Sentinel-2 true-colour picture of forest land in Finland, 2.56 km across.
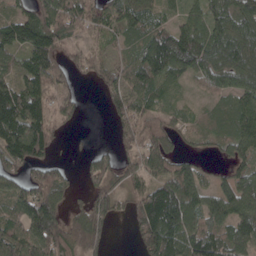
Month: April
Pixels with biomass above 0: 80%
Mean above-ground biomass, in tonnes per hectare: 78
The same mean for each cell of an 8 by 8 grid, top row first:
58 99 94 59 80 39 73 87
81 100 40 27 87 132 113 120
76 94 19 57 86 52 71 100
145 87 26 58 75 32 26 89
142 88 4 26 85 30 18 74
69 82 28 78 99 110 29 73
71 122 35 69 133 158 82 87
125 143 91 20 103 136 139 89
